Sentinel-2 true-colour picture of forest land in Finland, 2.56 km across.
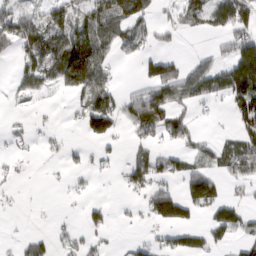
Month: March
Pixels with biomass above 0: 47%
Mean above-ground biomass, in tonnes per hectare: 52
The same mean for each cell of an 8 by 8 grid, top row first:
77 63 80 125 75 35 70 86
67 126 175 71 50 11 12 79
38 76 137 41 54 103 100 129
8 5 54 95 147 60 9 64
11 15 11 24 36 45 27 60
13 2 13 8 79 55 75 55
3 0 10 13 31 93 69 47
12 30 34 8 18 54 42 37
